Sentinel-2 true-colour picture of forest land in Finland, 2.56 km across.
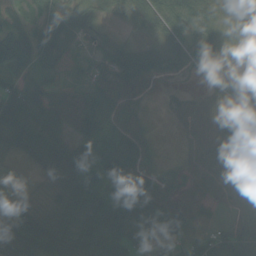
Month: September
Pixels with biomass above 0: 87%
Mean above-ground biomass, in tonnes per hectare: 50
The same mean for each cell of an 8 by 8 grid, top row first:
37 40 40 24 54 70 53 31
97 73 28 33 41 53 63 35
46 31 25 62 61 28 28 24
73 70 96 85 21 21 35 63
37 67 70 58 55 5 35 44
1 23 71 77 68 31 48 45
20 27 69 104 87 66 32 35
54 41 91 93 57 42 36 69
